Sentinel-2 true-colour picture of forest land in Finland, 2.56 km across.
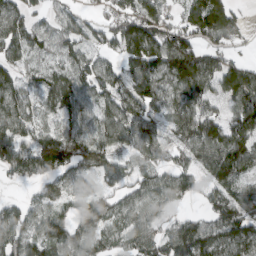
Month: March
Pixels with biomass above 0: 84%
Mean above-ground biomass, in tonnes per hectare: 86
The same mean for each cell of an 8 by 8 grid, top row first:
82 40 46 69 127 51 143 37
79 49 65 61 159 160 73 27
68 70 86 75 114 122 111 135
93 59 76 91 87 88 86 111
104 136 105 81 76 60 131 118
59 83 70 61 62 95 72 86
72 70 84 77 76 38 57 93
115 106 81 51 91 127 117 129
